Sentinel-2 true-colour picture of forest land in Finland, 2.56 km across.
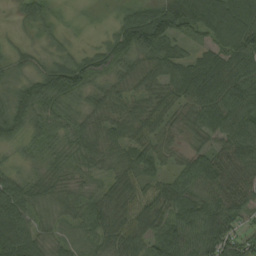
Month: August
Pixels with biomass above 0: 96%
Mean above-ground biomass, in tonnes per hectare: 62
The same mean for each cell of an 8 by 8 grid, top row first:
18 33 8 18 80 115 108 79
19 20 18 61 91 37 54 100
35 98 89 52 63 65 93 86
84 51 47 59 64 54 77 77
48 46 51 57 59 36 43 86
47 44 29 46 54 49 92 85
113 40 53 63 60 79 79 64
138 45 39 57 67 87 83 67
